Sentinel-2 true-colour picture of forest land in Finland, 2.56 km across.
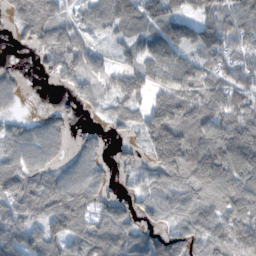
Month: November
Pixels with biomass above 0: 81%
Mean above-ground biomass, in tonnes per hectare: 89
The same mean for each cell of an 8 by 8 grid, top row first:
33 85 44 92 109 93 104 115
12 100 97 34 97 103 95 62
28 19 111 68 91 156 88 70
23 26 33 59 104 149 117 97
97 108 38 23 87 236 145 147
145 95 92 30 53 132 133 132
108 125 113 72 41 76 90 123
114 87 69 81 58 82 90 136
